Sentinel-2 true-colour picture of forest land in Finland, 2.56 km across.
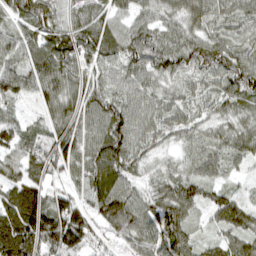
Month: April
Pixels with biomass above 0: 96%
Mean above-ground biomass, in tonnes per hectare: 85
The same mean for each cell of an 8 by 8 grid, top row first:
74 104 69 70 50 62 74 65
84 147 150 103 118 92 100 67
82 102 82 65 80 60 65 119
37 57 97 102 76 64 45 66
105 93 99 128 69 34 52 72
71 70 71 113 42 60 59 28
146 133 88 124 81 101 63 83
182 158 125 50 78 113 37 69
